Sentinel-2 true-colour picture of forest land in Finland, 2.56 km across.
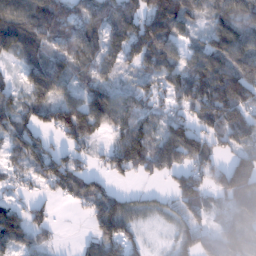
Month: January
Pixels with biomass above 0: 80%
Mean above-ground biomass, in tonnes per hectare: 77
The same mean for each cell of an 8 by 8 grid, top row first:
88 99 79 94 93 124 56 69
91 69 89 81 115 76 110 122
30 137 42 33 52 84 141 132
74 89 154 144 57 44 121 96
67 40 56 54 102 131 74 63
42 86 72 45 28 49 54 147
57 32 28 101 39 50 59 120
79 21 12 87 22 47 67 131
